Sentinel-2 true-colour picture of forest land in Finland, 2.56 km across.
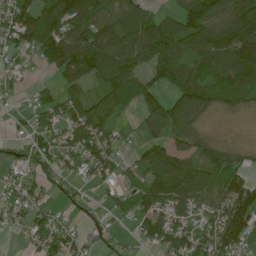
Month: June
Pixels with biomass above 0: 73%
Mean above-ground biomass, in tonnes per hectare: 82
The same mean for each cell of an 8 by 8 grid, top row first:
105 130 130 95 81 66 136 172
73 125 136 147 132 132 167 184
22 14 74 109 99 123 97 118
19 67 84 86 73 107 52 31
20 69 97 69 58 69 68 21
42 53 41 52 68 158 98 97
51 43 21 34 93 88 61 152
2 70 37 19 39 82 73 109
